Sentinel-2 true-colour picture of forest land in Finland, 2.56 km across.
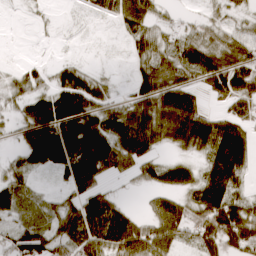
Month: March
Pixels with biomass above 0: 71%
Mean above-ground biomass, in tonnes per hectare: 54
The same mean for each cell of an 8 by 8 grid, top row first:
1 4 6 35 60 14 19 19
2 3 2 2 45 54 68 63
25 34 67 16 64 58 64 83
26 96 90 50 82 102 50 50
24 130 90 80 86 53 88 94
31 10 90 35 35 58 72 50
35 20 78 64 15 63 117 93
57 66 81 82 104 52 66 100
